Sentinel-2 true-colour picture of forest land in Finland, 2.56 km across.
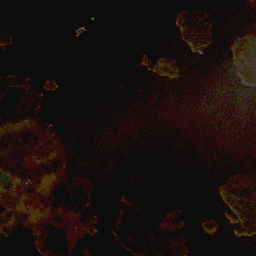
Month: November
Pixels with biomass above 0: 25%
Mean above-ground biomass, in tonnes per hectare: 30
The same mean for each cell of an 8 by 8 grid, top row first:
1 0 1 0 0 38 66 0
18 0 0 0 7 16 31 68
61 14 0 0 5 22 0 34
99 32 0 0 0 0 0 0
69 56 2 0 0 0 0 0
62 63 39 0 0 0 2 74
45 96 129 11 68 26 4 122
1 147 54 42 146 85 12 23
